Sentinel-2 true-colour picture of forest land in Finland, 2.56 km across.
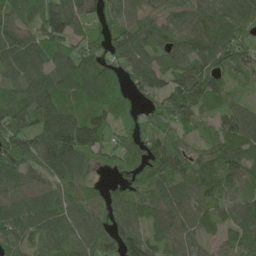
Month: May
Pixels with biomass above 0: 92%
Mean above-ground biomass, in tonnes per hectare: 91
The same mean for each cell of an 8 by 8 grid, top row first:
88 138 83 83 78 74 96 95
106 104 83 81 94 85 100 80
71 89 118 97 106 86 110 40
83 126 83 113 58 142 60 75
125 139 164 91 103 88 64 112
101 89 73 44 102 101 86 87
102 112 90 88 83 95 75 62
79 89 88 74 107 83 44 67
